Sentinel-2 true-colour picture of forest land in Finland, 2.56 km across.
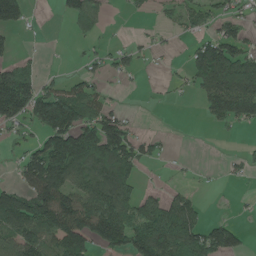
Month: June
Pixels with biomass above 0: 51%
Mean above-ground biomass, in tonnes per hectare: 74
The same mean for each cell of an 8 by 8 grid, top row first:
102 1 96 10 15 41 46 48
20 3 9 28 21 8 119 75
131 20 45 16 8 13 162 216
123 171 114 55 1 0 59 126
30 109 177 149 40 3 0 7
43 209 141 179 14 7 3 19
145 170 138 153 80 100 11 6
116 99 138 115 121 136 117 53
